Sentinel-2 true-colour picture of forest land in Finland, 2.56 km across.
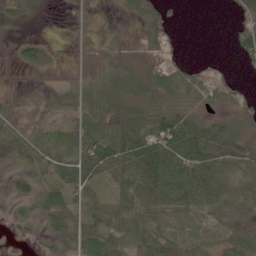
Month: June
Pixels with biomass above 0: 75%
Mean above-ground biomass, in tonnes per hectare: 40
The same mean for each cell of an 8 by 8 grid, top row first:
19 1 6 4 48 6 0 44
17 24 21 33 27 20 0 49
10 6 30 50 60 54 51 13
26 18 52 69 54 44 20 32
35 28 59 98 93 99 94 73
23 37 78 55 95 90 79 34
8 45 32 33 51 51 46 38
11 17 43 44 45 50 33 54
